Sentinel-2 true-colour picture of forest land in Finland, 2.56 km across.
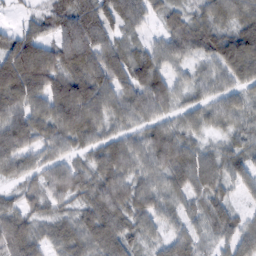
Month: February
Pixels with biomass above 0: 95%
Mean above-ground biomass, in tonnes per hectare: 79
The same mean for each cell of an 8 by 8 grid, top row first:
13 55 115 79 62 50 75 95
109 76 122 75 52 72 92 170
149 112 113 98 114 53 62 87
85 91 149 79 77 59 65 70
111 75 63 77 83 103 42 64
55 71 66 96 69 75 102 66
65 49 52 94 82 52 72 35
105 61 75 96 44 62 43 76
